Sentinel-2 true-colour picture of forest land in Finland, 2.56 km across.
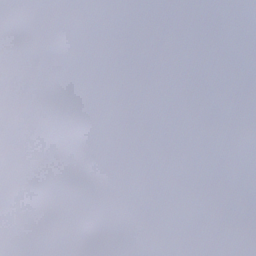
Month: December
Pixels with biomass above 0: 78%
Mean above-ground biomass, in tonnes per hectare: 80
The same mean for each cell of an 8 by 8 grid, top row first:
61 32 70 90 83 64 90 231
106 90 86 115 80 38 33 181
95 68 65 111 98 38 73 23
117 96 62 104 116 28 39 42
83 70 60 73 96 85 93 78
70 60 115 86 66 107 106 54
58 106 101 107 37 66 41 13
43 115 89 124 129 86 16 33
